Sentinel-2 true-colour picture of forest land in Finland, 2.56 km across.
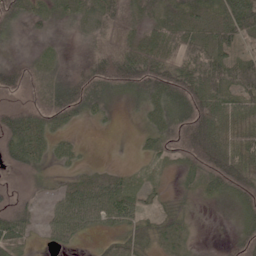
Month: June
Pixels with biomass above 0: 77%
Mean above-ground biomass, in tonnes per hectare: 42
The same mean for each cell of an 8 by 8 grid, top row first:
45 31 37 57 42 45 56 99
3 8 14 71 66 59 59 34
45 21 42 65 82 85 89 65
45 52 37 8 23 50 81 65
64 36 9 0 15 61 97 63
11 11 27 34 14 18 59 87
36 22 80 69 26 26 9 30
41 20 21 21 32 23 1 33
